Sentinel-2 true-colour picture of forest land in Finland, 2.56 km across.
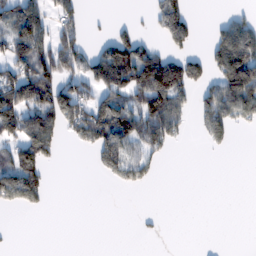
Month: February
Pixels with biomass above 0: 40%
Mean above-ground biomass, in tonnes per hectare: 62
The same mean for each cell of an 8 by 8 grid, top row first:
119 62 39 7 8 93 2 37
116 110 70 104 61 46 48 144
132 132 93 148 150 147 61 194
143 155 114 132 159 88 113 87
96 101 39 129 111 25 27 1
116 33 0 47 45 0 0 0
36 11 0 0 1 0 0 0
1 0 0 0 5 0 0 0
